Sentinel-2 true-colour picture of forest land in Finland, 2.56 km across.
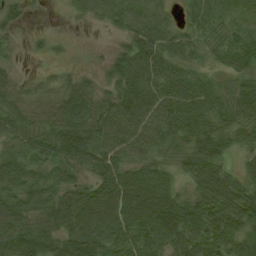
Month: August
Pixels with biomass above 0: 90%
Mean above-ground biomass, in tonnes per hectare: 54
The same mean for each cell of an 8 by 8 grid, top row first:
33 3 20 46 56 18 38 56
14 17 6 18 61 48 33 65
23 21 35 41 76 65 32 42
47 40 82 59 65 73 64 56
52 68 97 66 54 43 74 35
72 57 39 65 54 32 83 42
75 74 76 67 74 72 85 87
88 69 82 58 60 61 67 52
